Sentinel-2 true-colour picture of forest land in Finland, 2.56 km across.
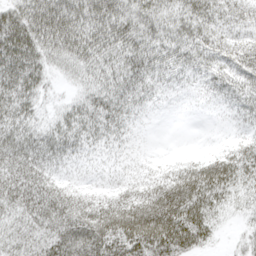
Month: April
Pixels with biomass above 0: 93%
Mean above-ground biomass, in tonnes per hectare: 48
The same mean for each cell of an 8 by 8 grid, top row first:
52 82 71 75 57 50 52 32
71 58 70 59 58 54 44 39
63 25 29 51 46 33 35 43
48 19 43 48 25 8 8 32
51 50 38 31 13 2 5 31
55 42 24 23 28 58 78 51
52 71 55 63 85 105 61 27
46 62 86 89 95 89 33 12
